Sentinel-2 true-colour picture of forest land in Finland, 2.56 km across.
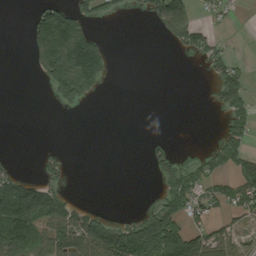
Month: August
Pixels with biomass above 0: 36%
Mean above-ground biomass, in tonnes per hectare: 55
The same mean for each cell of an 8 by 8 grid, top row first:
0 124 87 22 24 132 23 8
0 174 202 20 0 31 68 1
0 74 203 13 0 0 20 62
0 0 9 0 0 0 5 59
0 6 0 0 9 12 13 72
71 49 0 0 2 74 55 66
207 182 52 2 17 88 65 59
179 101 137 181 191 154 87 35
